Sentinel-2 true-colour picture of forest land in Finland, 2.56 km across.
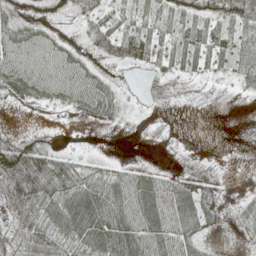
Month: May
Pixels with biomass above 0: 69%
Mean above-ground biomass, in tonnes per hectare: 37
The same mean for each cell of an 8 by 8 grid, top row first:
41 36 27 27 34 45 58 74
54 50 18 43 58 41 52 44
57 59 52 15 4 13 12 32
9 9 28 32 6 1 0 0
47 27 4 1 6 7 0 0
102 92 51 42 41 25 34 1
65 62 77 70 67 58 31 22
51 71 60 81 62 47 14 9
